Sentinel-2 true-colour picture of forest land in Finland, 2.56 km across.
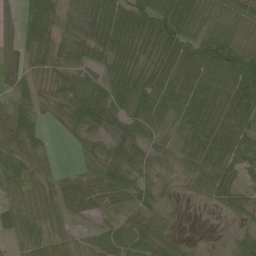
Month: May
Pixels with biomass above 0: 87%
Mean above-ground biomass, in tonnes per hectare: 41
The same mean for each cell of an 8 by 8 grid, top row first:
24 48 37 63 70 64 46 43
34 38 37 50 53 68 72 51
42 31 39 39 49 59 63 83
54 21 52 47 45 52 61 65
36 18 16 34 34 26 60 58
50 20 24 62 28 22 41 38
56 36 29 28 38 8 7 36
36 51 27 33 38 19 3 30
